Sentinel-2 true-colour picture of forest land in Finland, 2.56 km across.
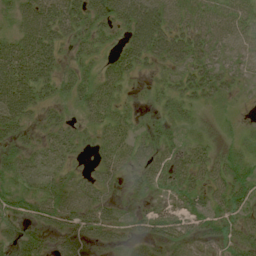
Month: July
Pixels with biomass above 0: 79%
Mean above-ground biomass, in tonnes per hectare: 35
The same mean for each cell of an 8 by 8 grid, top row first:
37 60 51 49 72 43 44 37
54 55 27 22 57 51 43 19
75 46 37 34 12 30 48 17
61 25 22 29 11 25 7 5
28 30 20 36 32 24 18 18
36 31 23 24 27 28 49 39
36 46 50 23 19 27 38 36
44 28 37 28 34 49 47 32
